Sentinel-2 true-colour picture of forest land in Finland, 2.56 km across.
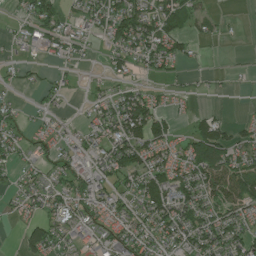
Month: July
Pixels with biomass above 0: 61%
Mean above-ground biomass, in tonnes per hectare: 51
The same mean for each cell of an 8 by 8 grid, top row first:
22 71 40 97 87 83 34 3
18 56 37 50 75 50 7 1
20 21 9 34 18 16 9 4
21 27 10 73 109 19 24 3
43 34 47 86 92 39 123 54
28 36 63 68 86 70 104 114
19 57 63 72 71 85 69 71
8 85 43 69 65 68 89 74
